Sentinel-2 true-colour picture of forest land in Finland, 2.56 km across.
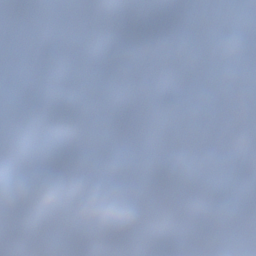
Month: December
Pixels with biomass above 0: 37%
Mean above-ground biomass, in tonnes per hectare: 37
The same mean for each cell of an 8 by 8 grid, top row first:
3 2 5 109 78 42 4 16
10 27 29 124 16 36 13 1
22 55 68 87 27 50 13 0
5 41 24 43 19 35 2 0
35 72 77 25 26 43 7 25
90 54 20 16 14 46 26 31
70 64 36 60 8 10 55 10
90 58 113 58 36 61 34 4
